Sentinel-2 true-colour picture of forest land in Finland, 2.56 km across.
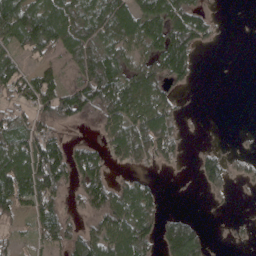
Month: April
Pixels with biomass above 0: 61%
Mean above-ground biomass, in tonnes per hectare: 71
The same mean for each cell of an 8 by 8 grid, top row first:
131 132 91 113 121 118 43 0
68 87 116 76 79 148 16 0
92 86 67 124 137 62 0 0
65 91 79 104 133 52 0 0
102 122 36 85 120 55 8 4
182 153 78 45 28 4 68 28
68 85 37 118 104 3 5 1
33 64 90 125 85 142 34 12
